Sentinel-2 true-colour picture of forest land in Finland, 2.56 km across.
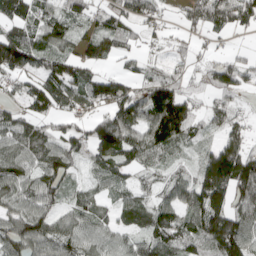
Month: April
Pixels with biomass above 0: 82%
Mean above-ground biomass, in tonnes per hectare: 79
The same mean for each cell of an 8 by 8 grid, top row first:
95 60 58 76 60 21 94 74
156 77 57 59 32 29 20 18
47 92 91 73 60 79 62 82
53 83 49 88 98 178 52 36
93 90 73 132 102 90 40 91
100 102 30 71 30 44 141 161
77 73 71 51 80 96 162 86
112 99 82 49 64 97 101 134
